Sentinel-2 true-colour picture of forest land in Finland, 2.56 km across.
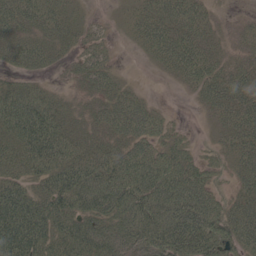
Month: May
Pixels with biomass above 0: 82%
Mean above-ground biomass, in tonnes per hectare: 59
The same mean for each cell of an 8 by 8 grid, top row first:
74 61 17 9 55 77 34 5
69 54 31 15 34 87 45 20
32 17 34 37 2 27 63 50
95 78 30 63 58 4 23 57
87 111 54 49 57 48 15 46
60 84 91 97 89 89 49 41
110 94 71 78 83 87 78 54
127 97 86 69 71 101 89 67
